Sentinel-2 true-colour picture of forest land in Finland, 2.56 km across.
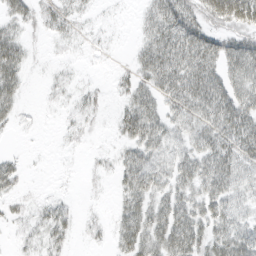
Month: March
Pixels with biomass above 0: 67%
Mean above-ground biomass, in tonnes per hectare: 25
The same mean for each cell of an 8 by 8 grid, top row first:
28 23 12 2 15 54 44 67
36 3 5 2 25 53 45 42
33 5 4 6 26 49 51 38
18 2 12 6 43 27 40 47
1 0 4 5 41 23 37 44
22 1 2 11 45 34 42 34
11 16 5 9 34 41 36 24
6 21 4 16 41 52 36 43
